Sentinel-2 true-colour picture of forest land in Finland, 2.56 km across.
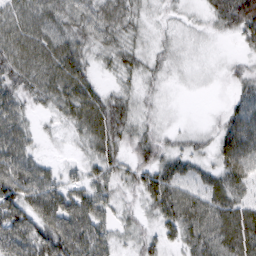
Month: March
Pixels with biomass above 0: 90%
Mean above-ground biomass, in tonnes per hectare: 47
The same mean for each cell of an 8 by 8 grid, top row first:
57 54 50 54 27 16 31 92
66 65 52 47 30 24 10 16
55 62 61 21 35 11 8 32
54 26 65 66 31 6 6 57
72 9 27 57 56 25 27 87
79 44 26 47 54 58 40 60
70 72 69 38 33 79 72 59
65 75 73 40 38 34 75 82
